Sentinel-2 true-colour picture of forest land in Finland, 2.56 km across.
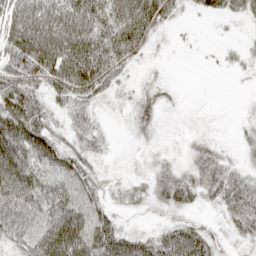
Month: April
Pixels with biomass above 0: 83%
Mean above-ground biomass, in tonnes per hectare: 54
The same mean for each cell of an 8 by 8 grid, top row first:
80 99 120 117 139 35 35 41
101 114 112 124 51 5 3 16
76 79 111 56 16 4 0 5
89 46 38 9 39 7 4 4
112 72 37 9 14 6 29 17
116 66 65 14 19 43 49 39
74 69 81 28 16 35 17 74
40 103 106 97 47 78 52 24
